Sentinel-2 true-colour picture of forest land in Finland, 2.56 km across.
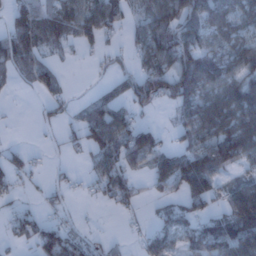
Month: January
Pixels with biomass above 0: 62%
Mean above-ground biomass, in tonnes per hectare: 53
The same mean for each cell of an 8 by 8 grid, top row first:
53 63 74 67 58 79 61 59
93 40 29 17 60 113 52 66
26 54 1 25 87 115 89 87
1 25 19 66 26 34 95 107
7 5 37 78 68 28 82 112
42 12 12 72 31 100 113 34
22 23 5 21 12 44 41 130
22 75 45 17 30 40 80 110
